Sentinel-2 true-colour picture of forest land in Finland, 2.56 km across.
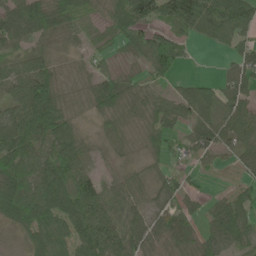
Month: June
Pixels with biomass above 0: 84%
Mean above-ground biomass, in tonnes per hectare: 59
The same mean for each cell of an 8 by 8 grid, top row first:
79 84 46 70 109 96 103 90
32 27 23 24 68 89 13 48
75 81 25 55 35 34 22 73
78 127 18 48 39 49 67 61
118 66 50 22 27 39 64 64
82 91 73 22 20 29 12 23
113 104 100 72 41 36 33 64
16 87 81 89 80 54 51 57
